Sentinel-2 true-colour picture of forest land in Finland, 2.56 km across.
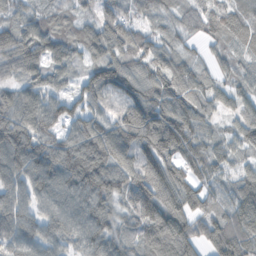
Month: November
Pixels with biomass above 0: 95%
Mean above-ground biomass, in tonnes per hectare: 86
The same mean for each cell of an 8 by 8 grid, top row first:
48 50 43 73 47 62 87 75
98 84 64 95 98 52 36 72
56 60 56 115 100 98 57 58
102 101 70 52 106 101 60 63
120 88 111 116 108 128 77 68
89 108 137 118 126 102 73 59
108 76 97 68 128 112 88 101
102 86 82 78 84 125 96 126
